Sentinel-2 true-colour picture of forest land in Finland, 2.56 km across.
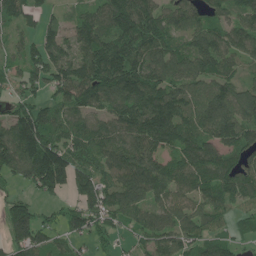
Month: June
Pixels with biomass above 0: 87%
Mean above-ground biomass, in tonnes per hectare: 114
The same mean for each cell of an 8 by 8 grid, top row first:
96 51 76 146 165 110 89 100
53 113 117 138 135 94 146 102
68 115 159 167 147 119 106 81
103 92 100 106 150 129 151 135
196 179 120 132 157 120 130 134
91 248 126 106 181 114 137 128
108 40 97 117 104 101 97 62
123 82 62 54 73 103 84 53
